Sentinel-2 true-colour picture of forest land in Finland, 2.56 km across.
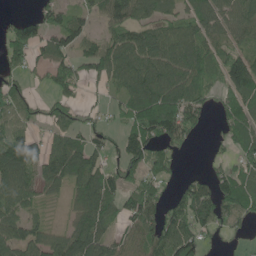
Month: June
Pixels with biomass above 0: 72%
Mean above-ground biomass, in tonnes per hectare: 80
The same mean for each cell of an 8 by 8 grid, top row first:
29 65 50 100 69 64 97 98
108 81 61 97 138 114 78 64
31 56 65 79 131 120 59 181
61 43 36 26 120 127 41 74
129 81 78 31 133 56 11 67
113 108 132 70 85 22 45 79
79 21 98 79 114 61 116 102
110 93 129 68 81 140 29 13
